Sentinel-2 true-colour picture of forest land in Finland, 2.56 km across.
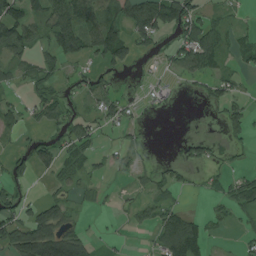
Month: August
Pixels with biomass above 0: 49%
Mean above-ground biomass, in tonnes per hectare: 41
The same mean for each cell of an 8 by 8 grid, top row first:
82 75 90 60 110 99 41 11
78 42 76 113 28 46 103 45
28 27 26 24 8 16 45 19
46 47 19 44 11 4 6 39
13 29 50 14 7 5 30 19
38 15 32 16 21 27 15 28
55 71 19 6 33 39 15 39
93 149 78 9 5 126 40 12
